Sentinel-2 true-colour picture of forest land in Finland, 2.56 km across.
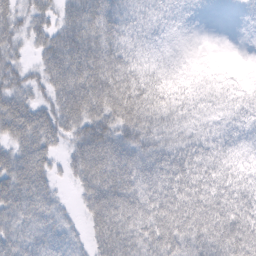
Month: February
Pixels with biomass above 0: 90%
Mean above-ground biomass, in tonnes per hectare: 56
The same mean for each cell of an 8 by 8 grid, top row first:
44 36 78 69 39 19 5 8
33 53 80 72 27 5 1 0
49 51 91 94 65 29 18 14
74 50 84 87 87 60 30 33
52 49 62 79 70 59 45 27
74 44 61 94 73 75 63 46
66 55 27 91 77 84 84 73
56 57 24 85 69 83 78 91
